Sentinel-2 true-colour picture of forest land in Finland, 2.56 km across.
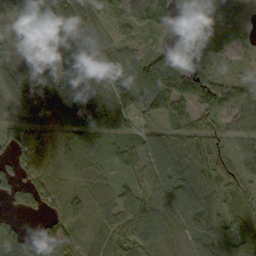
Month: September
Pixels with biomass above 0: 91%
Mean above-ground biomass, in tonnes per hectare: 92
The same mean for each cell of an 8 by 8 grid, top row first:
62 83 97 63 115 87 62 48
78 167 214 85 47 91 71 43
96 114 196 175 177 176 95 44
68 114 190 182 109 85 88 80
42 63 85 49 67 87 90 50
57 71 64 41 59 100 124 93
21 45 77 96 96 111 130 78
82 116 68 93 100 77 114 67
